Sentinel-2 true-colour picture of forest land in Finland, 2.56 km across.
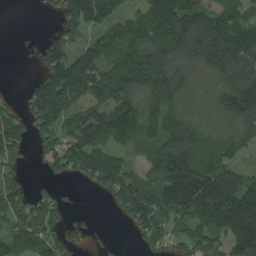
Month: August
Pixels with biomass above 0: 76%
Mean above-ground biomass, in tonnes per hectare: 98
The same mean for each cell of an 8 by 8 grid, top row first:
0 13 153 95 99 174 119 72
2 76 67 97 125 133 135 142
1 136 185 113 151 122 68 123
40 149 92 138 125 108 69 121
76 67 129 76 68 143 77 80
58 31 55 126 55 173 141 97
110 89 15 32 149 160 184 195
84 80 55 19 57 71 119 174
